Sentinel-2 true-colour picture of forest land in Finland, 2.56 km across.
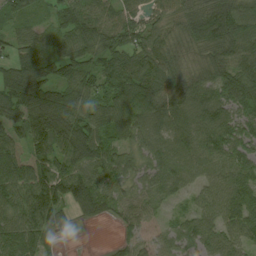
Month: August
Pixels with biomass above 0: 93%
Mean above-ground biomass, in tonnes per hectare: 77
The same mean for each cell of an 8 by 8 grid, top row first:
54 29 83 78 68 61 107 95
59 64 82 97 88 62 82 91
110 96 97 89 116 72 71 110
83 166 109 97 102 90 86 76
68 105 120 73 68 71 80 74
98 108 86 71 58 72 47 60
87 96 60 54 57 21 61 88
84 45 3 14 46 55 70 70
